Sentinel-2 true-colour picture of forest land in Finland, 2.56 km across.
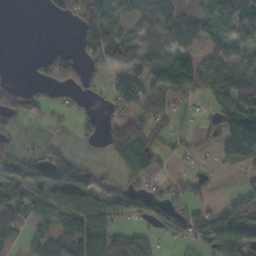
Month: October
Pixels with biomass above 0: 61%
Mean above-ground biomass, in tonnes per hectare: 43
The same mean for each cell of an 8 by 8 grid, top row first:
0 7 32 37 49 57 53 64
0 5 26 74 54 78 21 56
7 30 33 20 42 69 63 80
49 22 16 21 44 20 15 78
14 12 9 54 68 16 20 107
49 75 58 21 51 13 11 11
74 77 89 48 54 47 26 45
28 50 92 94 48 32 65 82
